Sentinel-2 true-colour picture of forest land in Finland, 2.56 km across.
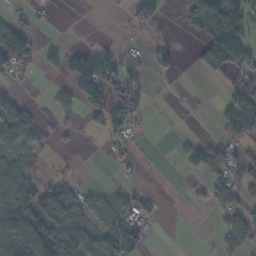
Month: November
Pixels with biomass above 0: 43%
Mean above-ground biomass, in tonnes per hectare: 42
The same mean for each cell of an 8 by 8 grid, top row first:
18 5 0 1 44 10 89 79
121 26 25 22 14 10 66 108
20 10 86 68 29 4 10 66
76 15 49 76 28 1 2 104
53 31 2 22 2 7 46 47
65 22 9 2 2 2 59 63
106 85 47 39 30 0 26 64
97 144 112 100 33 0 3 71
